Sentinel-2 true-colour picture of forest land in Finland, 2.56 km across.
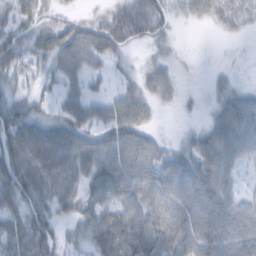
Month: February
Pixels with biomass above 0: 79%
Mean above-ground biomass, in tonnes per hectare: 45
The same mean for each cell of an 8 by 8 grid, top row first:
42 29 21 45 63 23 26 33
53 47 71 46 16 9 0 2
29 24 44 16 30 22 8 8
47 28 54 44 34 8 15 65
69 78 59 55 50 18 58 64
78 67 54 68 62 68 82 22
49 51 46 53 57 69 83 53
54 61 25 76 71 58 71 65
